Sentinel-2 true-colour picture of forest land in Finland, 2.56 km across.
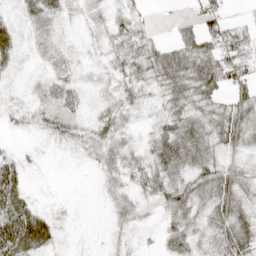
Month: April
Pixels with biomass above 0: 82%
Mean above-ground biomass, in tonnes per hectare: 27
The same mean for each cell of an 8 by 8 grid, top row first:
17 33 14 22 7 6 28 4
22 12 8 22 27 43 47 51
7 22 13 15 29 48 53 42
19 32 23 25 13 34 34 33
7 10 21 30 13 61 39 26
46 2 1 20 28 36 43 33
65 10 2 26 18 44 30 35
87 34 3 18 6 36 28 58
